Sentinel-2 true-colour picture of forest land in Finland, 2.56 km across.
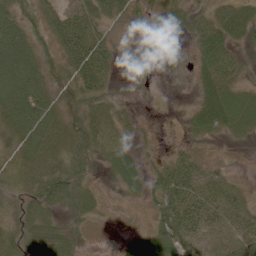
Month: June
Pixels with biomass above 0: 83%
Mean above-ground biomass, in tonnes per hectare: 40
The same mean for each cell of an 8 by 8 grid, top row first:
50 51 70 46 18 34 43 48
104 35 114 40 13 5 62 27
113 48 71 36 18 3 48 29
89 65 44 34 3 2 61 46
38 55 41 26 11 10 13 9
31 64 43 23 38 68 37 9
17 47 36 6 12 68 51 46
25 38 19 4 33 57 40 50
